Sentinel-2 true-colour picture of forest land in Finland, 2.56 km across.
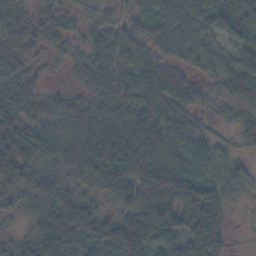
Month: November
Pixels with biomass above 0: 93%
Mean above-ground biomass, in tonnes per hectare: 48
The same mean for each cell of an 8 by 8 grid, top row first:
41 32 25 28 42 36 43 49
46 22 18 42 31 30 27 38
35 12 18 52 43 49 24 60
56 39 44 57 57 49 19 27
50 61 72 80 61 50 34 15
76 47 59 73 74 94 48 27
29 57 69 31 79 94 107 9
25 82 58 62 78 63 95 3
